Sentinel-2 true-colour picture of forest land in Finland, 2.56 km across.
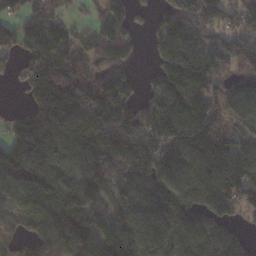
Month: November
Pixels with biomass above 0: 83%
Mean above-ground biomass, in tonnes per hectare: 120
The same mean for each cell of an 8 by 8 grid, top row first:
76 109 19 115 26 124 134 103
80 122 72 130 21 136 115 111
45 153 105 120 37 170 141 112
55 168 158 186 110 158 129 111
130 137 149 169 176 200 194 92
111 125 120 150 164 153 154 148
46 120 171 125 118 161 125 86
35 135 115 152 151 129 122 88
